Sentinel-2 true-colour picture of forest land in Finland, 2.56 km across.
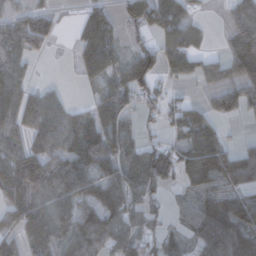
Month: November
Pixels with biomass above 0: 71%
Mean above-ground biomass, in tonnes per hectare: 55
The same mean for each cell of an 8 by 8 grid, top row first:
44 44 21 35 75 79 8 52
71 23 47 56 58 72 19 84
65 6 20 62 79 33 41 76
69 75 34 76 36 47 43 43
64 65 70 47 40 36 71 25
99 89 70 30 76 40 61 76
77 79 55 67 54 21 53 65
51 86 75 78 52 27 59 67
